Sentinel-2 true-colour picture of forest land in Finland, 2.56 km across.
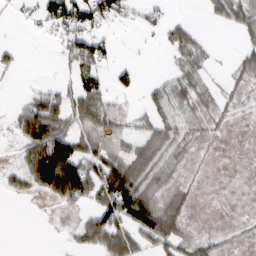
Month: February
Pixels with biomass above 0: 45%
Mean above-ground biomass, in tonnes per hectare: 34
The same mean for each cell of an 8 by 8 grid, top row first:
6 52 67 41 19 8 17 56
13 2 61 18 2 48 20 25
2 5 40 25 7 37 18 20
30 82 61 34 18 23 19 6
22 144 55 24 41 33 9 3
30 134 98 94 61 14 1 1
0 5 26 95 83 41 1 1
0 0 30 88 56 51 25 6
